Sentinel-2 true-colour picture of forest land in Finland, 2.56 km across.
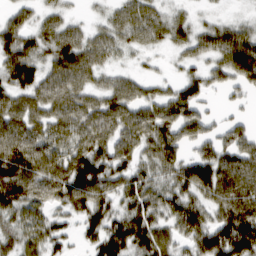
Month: March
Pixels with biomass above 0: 85%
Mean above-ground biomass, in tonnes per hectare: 81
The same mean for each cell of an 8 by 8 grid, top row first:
47 46 16 46 83 42 16 14
105 83 105 67 47 41 67 124
102 81 85 53 48 44 67 72
99 90 106 102 82 102 44 25
118 87 93 98 89 94 69 93
137 100 141 91 68 87 118 120
82 59 86 81 104 81 76 131
63 78 37 133 119 65 104 151
